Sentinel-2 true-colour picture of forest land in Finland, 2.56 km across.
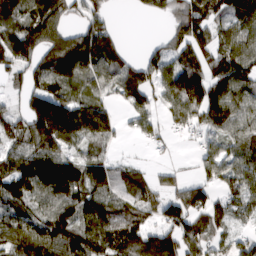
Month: March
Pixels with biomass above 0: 79%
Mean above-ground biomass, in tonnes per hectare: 92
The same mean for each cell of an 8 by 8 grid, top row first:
141 128 57 33 18 93 131 96
130 98 122 116 26 87 97 92
37 82 86 105 119 112 129 105
58 228 143 64 67 60 113 89
86 132 77 43 26 15 53 83
131 139 136 108 47 41 55 81
101 97 110 86 69 104 99 65
114 134 123 131 117 116 80 50
